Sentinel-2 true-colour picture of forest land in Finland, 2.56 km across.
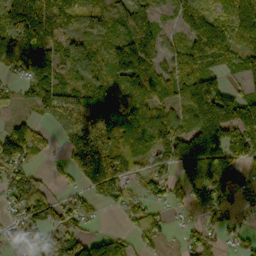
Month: October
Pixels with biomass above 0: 78%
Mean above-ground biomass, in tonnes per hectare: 114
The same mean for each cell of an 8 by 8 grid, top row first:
194 217 164 80 72 87 167 168
207 166 106 75 131 82 203 104
57 166 115 92 141 150 133 50
25 99 201 174 122 110 232 177
160 43 221 176 119 166 208 149
97 26 75 163 66 106 179 121
53 119 70 36 72 43 102 47
38 69 91 68 60 13 59 34
